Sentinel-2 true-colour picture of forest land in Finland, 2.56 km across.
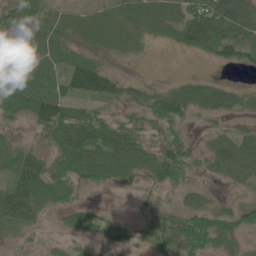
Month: June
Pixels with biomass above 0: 80%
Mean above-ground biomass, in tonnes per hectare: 51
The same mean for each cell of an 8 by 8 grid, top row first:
70 51 22 28 40 39 121 93
60 71 35 37 12 26 63 66
96 82 100 54 20 17 27 6
66 101 52 30 51 75 40 31
34 47 105 103 58 53 27 65
73 91 61 60 40 59 21 38
104 37 34 5 20 36 50 49
13 12 17 33 31 74 63 37
